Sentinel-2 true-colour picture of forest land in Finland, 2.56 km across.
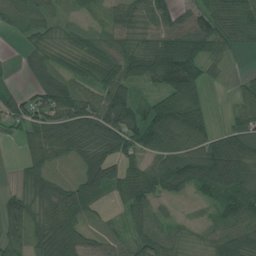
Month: July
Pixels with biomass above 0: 82%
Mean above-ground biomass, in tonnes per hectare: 71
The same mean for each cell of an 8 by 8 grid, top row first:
75 45 28 60 64 59 64 67
9 46 57 77 65 104 78 29
9 78 58 76 60 157 44 18
66 106 120 109 68 109 45 55
17 85 91 108 98 126 111 127
15 56 60 81 106 141 140 132
60 77 96 23 72 10 22 78
55 97 74 33 64 32 37 89
